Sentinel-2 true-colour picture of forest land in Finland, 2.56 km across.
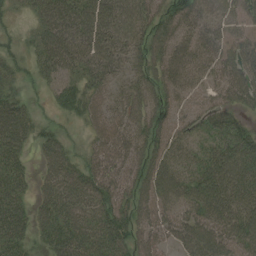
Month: August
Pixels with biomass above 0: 89%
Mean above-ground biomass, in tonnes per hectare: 51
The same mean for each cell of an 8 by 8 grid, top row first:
19 68 72 70 59 58 45 38
23 62 63 56 55 54 45 55
25 28 42 38 47 45 32 64
60 12 38 42 55 40 44 34
54 42 18 64 55 41 41 63
48 39 57 65 62 54 76 72
53 48 58 69 56 46 79 62
51 39 66 77 51 40 74 67
